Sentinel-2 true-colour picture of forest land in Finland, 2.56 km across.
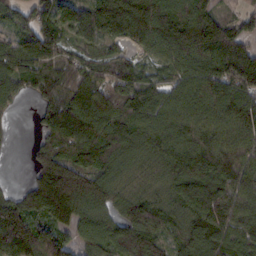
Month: February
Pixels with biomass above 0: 90%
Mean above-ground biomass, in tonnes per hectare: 114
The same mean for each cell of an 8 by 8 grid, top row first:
55 112 92 170 181 155 111 45
114 144 60 40 72 144 171 116
114 117 106 110 103 89 133 163
18 96 159 146 144 116 114 140
6 96 148 151 125 130 124 113
1 150 119 104 70 114 133 106
128 164 134 93 131 105 161 110
163 109 77 123 126 79 139 88
